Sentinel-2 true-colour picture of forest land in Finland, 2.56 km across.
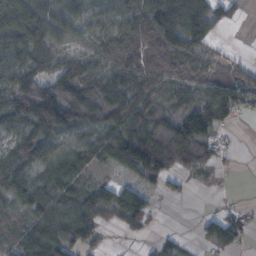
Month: October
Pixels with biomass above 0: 77%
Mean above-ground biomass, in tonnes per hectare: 80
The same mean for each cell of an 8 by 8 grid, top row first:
103 33 50 59 108 153 124 19
101 87 40 87 130 131 71 4
114 110 157 101 114 58 84 89
131 230 131 130 111 83 128 56
88 99 64 107 146 106 81 4
98 80 72 25 95 32 28 4
60 89 101 98 89 1 4 20
49 109 65 11 13 29 54 50
